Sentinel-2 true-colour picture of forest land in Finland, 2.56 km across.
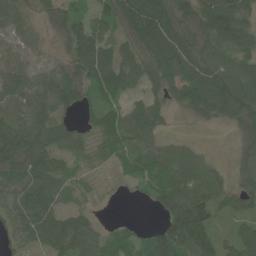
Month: June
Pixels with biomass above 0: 86%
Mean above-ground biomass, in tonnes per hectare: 63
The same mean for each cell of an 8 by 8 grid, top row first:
49 41 45 87 132 92 110 92
28 15 99 54 63 79 73 80
65 54 82 85 50 63 89 99
61 61 41 52 77 23 64 87
114 78 42 49 52 34 6 32
74 86 19 12 60 79 77 41
53 83 40 2 6 99 95 50
29 74 99 50 46 129 81 67
